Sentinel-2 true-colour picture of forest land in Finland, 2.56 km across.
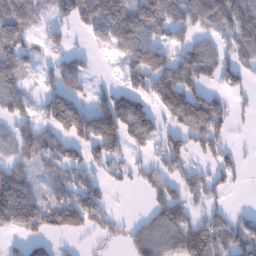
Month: January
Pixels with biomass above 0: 64%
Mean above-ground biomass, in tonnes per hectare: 83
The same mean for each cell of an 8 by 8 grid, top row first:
110 26 70 154 144 91 112 161
90 48 15 54 154 82 81 94
101 35 71 11 104 198 79 74
88 97 127 143 101 131 164 16
82 70 79 103 70 74 87 11
104 35 67 43 48 62 60 32
214 112 160 31 13 83 54 9
33 52 17 26 78 110 147 109
